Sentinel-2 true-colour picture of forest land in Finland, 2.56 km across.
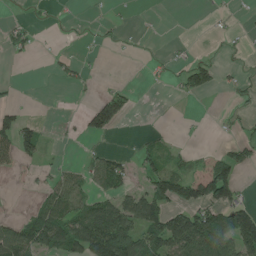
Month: June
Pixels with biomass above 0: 36%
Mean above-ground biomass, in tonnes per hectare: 43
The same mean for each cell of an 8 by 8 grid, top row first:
12 9 3 6 2 0 6 5
28 8 10 5 2 5 2 6
7 4 23 11 5 19 55 18
33 0 15 100 9 5 1 9
89 14 6 2 19 16 9 38
10 21 29 78 44 87 93 52
1 84 68 108 111 76 92 84
107 113 131 211 105 155 150 129
